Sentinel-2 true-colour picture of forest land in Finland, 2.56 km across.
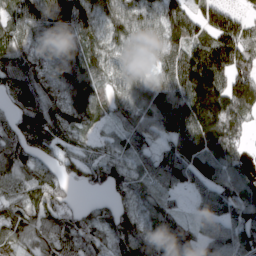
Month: March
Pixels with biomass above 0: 89%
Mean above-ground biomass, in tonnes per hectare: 101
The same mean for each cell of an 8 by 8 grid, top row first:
81 112 124 93 75 102 102 63
92 55 103 80 55 108 139 139
126 87 128 86 66 143 244 148
80 103 134 73 97 152 267 137
101 80 60 55 81 109 156 77
77 86 71 105 73 115 116 88
93 108 50 74 77 46 71 103
80 77 97 101 113 107 94 123
